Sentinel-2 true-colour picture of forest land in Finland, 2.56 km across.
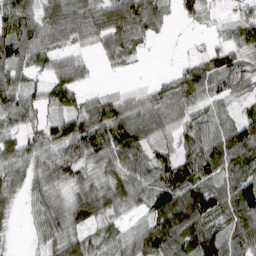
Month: March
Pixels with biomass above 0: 86%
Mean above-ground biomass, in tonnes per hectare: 71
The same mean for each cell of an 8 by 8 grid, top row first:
106 90 87 107 126 25 23 46
125 91 43 84 28 2 26 78
71 55 45 6 11 58 78 60
98 41 70 98 93 70 54 42
56 67 97 122 82 64 104 117
58 77 60 67 69 105 79 98
28 61 74 59 53 111 107 99
8 54 66 51 108 118 130 84
